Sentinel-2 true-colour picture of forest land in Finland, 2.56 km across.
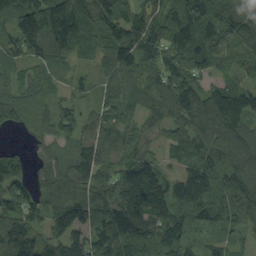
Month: September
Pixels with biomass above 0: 92%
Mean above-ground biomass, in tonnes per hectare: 102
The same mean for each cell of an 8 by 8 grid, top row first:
116 181 155 115 90 71 93 138
102 120 74 123 122 111 94 86
50 56 32 76 98 134 64 54
94 69 56 65 73 114 137 142
10 64 112 92 64 90 115 135
97 82 138 83 123 55 125 134
121 96 157 144 149 96 111 122
209 100 107 179 122 117 36 29
